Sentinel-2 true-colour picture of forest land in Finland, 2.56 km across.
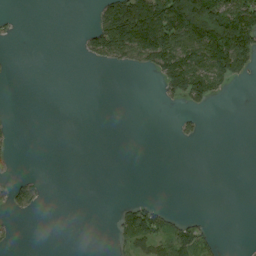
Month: August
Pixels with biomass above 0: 24%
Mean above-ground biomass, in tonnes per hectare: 33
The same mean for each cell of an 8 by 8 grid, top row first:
6 0 0 139 196 152 171 149
0 0 15 118 138 131 154 147
2 0 0 0 1 112 105 25
2 0 0 0 0 10 12 0
6 0 0 0 0 9 1 0
12 4 0 0 0 0 0 0
34 4 0 4 53 4 0 0
7 0 0 14 67 64 27 2
